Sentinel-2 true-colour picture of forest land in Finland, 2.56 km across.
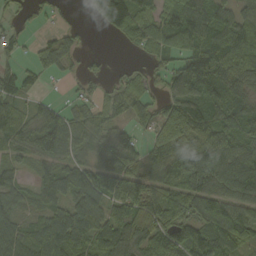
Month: September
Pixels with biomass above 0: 80%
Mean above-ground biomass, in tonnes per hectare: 78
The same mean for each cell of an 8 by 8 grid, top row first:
32 21 4 136 68 97 109 77
34 62 29 3 53 61 111 125
68 21 30 24 42 73 104 95
68 51 45 46 58 97 81 83
62 119 61 93 53 111 91 81
45 62 96 148 86 88 132 112
49 70 98 92 114 94 100 80
89 125 96 138 98 104 120 68
